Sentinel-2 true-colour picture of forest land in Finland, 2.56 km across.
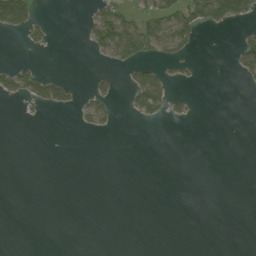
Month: July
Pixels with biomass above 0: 15%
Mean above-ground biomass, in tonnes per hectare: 18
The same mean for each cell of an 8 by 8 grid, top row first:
147 4 5 75 56 82 101 62
1 13 3 82 74 53 0 44
62 54 2 18 71 17 0 13
1 14 22 24 48 20 0 0
0 0 0 0 0 0 0 0
0 0 0 0 0 0 0 0
0 0 0 0 0 0 0 0
0 0 0 0 0 0 0 0
